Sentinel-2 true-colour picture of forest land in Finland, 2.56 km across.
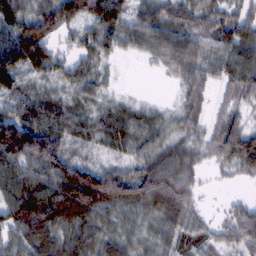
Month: February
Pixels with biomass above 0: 88%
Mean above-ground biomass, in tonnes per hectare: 67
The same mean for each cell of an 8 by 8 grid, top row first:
75 89 84 117 73 61 76 60
109 74 50 46 63 111 66 101
65 33 56 17 1 34 52 77
70 69 34 45 28 39 38 33
161 111 35 43 53 47 58 107
93 91 125 100 92 99 17 30
110 115 112 60 69 109 11 38
57 72 65 53 46 46 39 75
